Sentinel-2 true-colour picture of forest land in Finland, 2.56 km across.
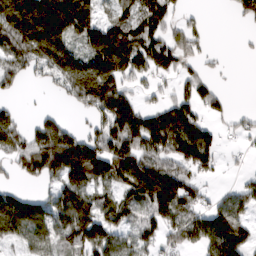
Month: March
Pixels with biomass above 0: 68%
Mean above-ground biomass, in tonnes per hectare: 102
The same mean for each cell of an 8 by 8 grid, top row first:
254 291 186 54 121 48 8 44
107 210 85 225 132 95 20 4
73 43 170 162 51 59 44 1
40 24 28 139 84 122 53 23
105 176 157 135 114 130 100 14
38 113 163 148 181 127 37 5
150 104 169 97 94 121 78 85
90 101 149 119 84 81 160 94
